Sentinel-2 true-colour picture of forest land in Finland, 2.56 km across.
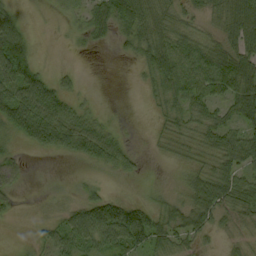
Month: September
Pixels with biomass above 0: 76%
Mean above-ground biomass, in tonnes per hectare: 45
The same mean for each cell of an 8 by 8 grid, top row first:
34 4 26 75 79 53 43 84
107 0 10 15 58 65 49 63
117 51 10 0 22 74 71 90
102 90 37 3 3 42 47 62
20 57 68 58 3 45 50 58
46 4 6 14 8 10 60 57
18 10 45 93 60 45 67 50
3 37 60 70 75 50 19 21
